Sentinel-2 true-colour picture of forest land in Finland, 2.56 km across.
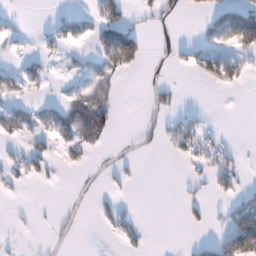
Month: January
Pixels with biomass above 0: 27%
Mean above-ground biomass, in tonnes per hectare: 23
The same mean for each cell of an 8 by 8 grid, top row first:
6 9 26 61 14 20 29 105
4 16 17 120 38 15 30 56
32 20 18 26 3 5 45 33
35 34 60 32 4 20 5 0
14 23 47 8 5 30 29 2
23 19 1 12 2 1 20 27
3 1 1 20 0 2 21 58
3 3 1 10 17 0 20 137
